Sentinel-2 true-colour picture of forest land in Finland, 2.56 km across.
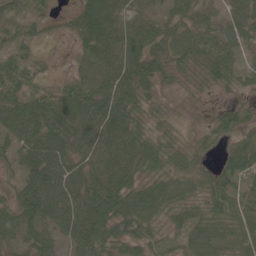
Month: June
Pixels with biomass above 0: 89%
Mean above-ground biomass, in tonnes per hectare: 50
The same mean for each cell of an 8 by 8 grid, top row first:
41 22 49 56 42 37 28 51
43 6 35 59 58 55 54 39
54 22 49 64 56 16 35 33
56 71 73 68 36 13 12 32
47 78 55 63 62 37 27 47
30 90 59 64 49 67 44 57
57 88 89 88 70 50 53 64
44 57 91 52 45 23 63 52
